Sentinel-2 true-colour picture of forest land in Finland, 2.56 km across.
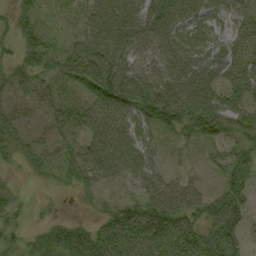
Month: September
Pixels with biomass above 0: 76%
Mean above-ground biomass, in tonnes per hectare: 48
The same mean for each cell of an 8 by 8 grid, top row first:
24 11 27 86 63 66 51 56
25 31 57 84 47 66 54 46
41 33 67 101 66 71 68 65
14 24 52 79 65 80 90 61
31 19 44 79 46 21 34 48
8 13 41 45 49 25 13 47
24 7 7 32 58 66 51 52
23 43 62 69 69 72 74 41
